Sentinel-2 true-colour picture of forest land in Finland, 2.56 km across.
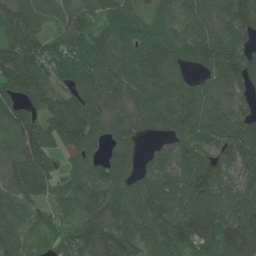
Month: June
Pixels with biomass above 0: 93%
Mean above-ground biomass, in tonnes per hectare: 120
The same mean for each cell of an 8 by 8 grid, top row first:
127 82 104 83 58 89 157 182
121 95 106 116 121 139 154 131
157 103 107 157 147 142 112 144
98 111 137 105 179 191 164 107
99 104 112 58 37 101 114 165
145 114 87 101 102 114 149 99
100 69 120 131 119 119 126 106
117 74 150 151 122 141 143 188
